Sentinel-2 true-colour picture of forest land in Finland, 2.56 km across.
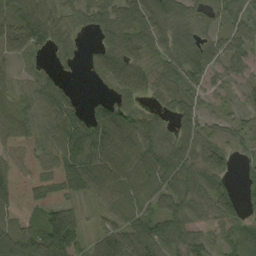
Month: September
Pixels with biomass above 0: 81%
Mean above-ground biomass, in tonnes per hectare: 51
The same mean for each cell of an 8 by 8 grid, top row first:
66 58 42 59 86 66 35 57
61 52 23 58 69 78 54 52
27 40 9 65 61 68 37 31
46 74 45 74 35 52 24 32
35 31 91 113 69 53 51 34
24 13 79 97 62 47 67 24
24 34 17 48 43 50 55 43
75 88 33 77 68 44 28 39
